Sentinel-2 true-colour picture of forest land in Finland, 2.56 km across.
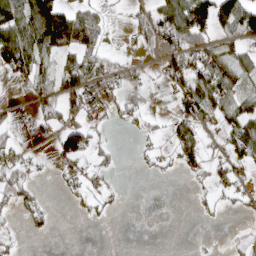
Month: April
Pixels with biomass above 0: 44%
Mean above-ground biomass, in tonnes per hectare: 41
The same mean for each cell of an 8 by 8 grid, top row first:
97 181 102 14 37 103 111 105
105 103 107 8 22 76 57 33
24 56 97 44 21 55 99 48
6 37 53 35 25 39 58 64
24 8 64 19 13 38 21 89
45 5 35 21 6 11 33 27
35 18 17 16 0 0 15 16
14 7 0 0 0 0 4 16
